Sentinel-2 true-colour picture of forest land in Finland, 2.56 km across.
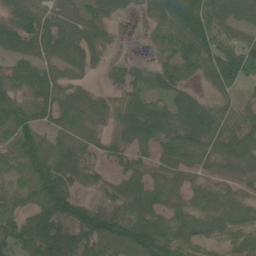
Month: June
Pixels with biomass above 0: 85%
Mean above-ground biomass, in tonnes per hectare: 65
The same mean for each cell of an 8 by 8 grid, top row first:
63 60 63 41 28 119 108 63
57 73 69 14 15 73 97 83
57 66 29 23 48 64 44 64
83 70 75 41 90 87 89 56
81 58 65 37 67 80 66 73
43 100 45 37 61 56 34 44
51 83 84 58 76 50 61 58
72 97 73 105 143 84 58 71
